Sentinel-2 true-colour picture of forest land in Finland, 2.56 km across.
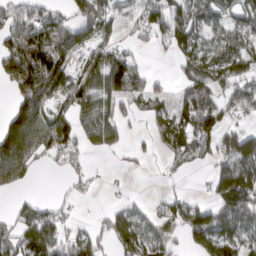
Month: March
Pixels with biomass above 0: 62%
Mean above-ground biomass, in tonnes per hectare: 73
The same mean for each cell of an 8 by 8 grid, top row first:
69 71 68 51 66 84 77 72
133 146 65 67 13 70 77 89
119 126 95 127 68 32 107 87
64 84 78 72 48 63 104 42
136 117 69 57 13 81 70 133
87 6 38 3 6 19 27 154
41 57 8 35 29 69 64 108
88 124 85 70 100 67 99 101
